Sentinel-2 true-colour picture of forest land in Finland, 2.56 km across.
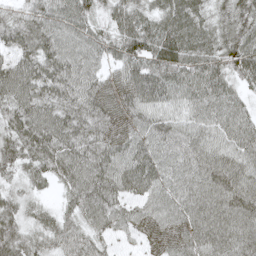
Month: May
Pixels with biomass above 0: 97%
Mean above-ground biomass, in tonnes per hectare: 67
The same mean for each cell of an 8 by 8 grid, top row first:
52 75 78 59 59 69 46 60
65 76 71 58 90 92 61 77
94 83 78 47 91 73 79 50
72 74 76 70 65 49 62 51
77 87 81 69 63 67 64 64
45 53 83 84 76 61 79 77
51 26 66 67 52 68 86 82
71 50 59 32 37 65 84 80
